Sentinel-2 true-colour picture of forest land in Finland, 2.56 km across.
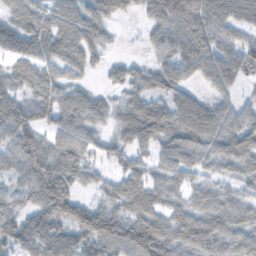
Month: November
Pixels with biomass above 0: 85%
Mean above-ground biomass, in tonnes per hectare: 65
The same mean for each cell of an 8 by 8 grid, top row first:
63 60 63 41 28 119 108 63
57 73 69 14 15 73 97 83
57 66 29 23 48 64 44 64
83 70 75 41 90 87 89 56
81 58 65 37 67 80 66 73
43 100 45 37 61 56 34 44
51 83 84 58 76 50 61 58
72 97 73 105 143 84 58 71
